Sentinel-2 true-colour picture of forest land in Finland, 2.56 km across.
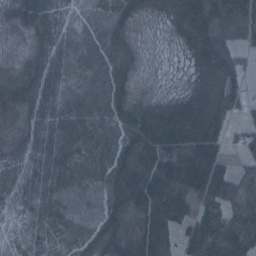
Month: January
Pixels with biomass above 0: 88%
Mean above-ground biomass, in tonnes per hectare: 65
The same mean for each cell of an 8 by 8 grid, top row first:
27 62 9 44 22 76 145 102
4 50 26 55 11 21 134 68
30 62 26 66 8 10 70 48
23 68 74 75 53 85 106 35
24 74 77 70 94 102 103 33
61 86 72 75 79 159 175 81
43 74 45 60 68 127 90 105
25 40 49 47 71 51 117 96
